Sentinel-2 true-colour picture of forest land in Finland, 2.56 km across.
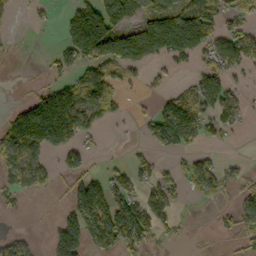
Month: October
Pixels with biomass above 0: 49%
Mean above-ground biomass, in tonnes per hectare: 73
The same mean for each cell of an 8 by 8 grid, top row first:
14 12 145 145 78 135 122 57
3 6 167 156 161 154 89 115
1 28 83 87 32 13 91 22
54 188 131 52 16 138 86 73
150 122 56 2 25 106 31 3
119 53 64 56 53 47 81 49
17 6 122 140 107 37 8 75
74 37 145 124 71 13 0 38
